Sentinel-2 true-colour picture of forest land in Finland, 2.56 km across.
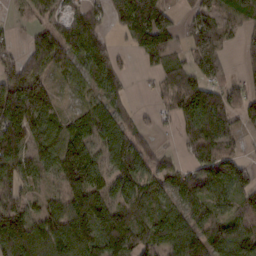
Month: February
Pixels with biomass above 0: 79%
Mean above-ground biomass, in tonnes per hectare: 80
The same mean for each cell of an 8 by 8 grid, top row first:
23 45 61 69 184 60 79 93
32 103 82 61 81 46 110 27
105 55 48 71 7 66 85 31
161 85 36 75 15 77 140 61
99 76 94 110 56 12 114 31
87 48 145 91 94 70 89 63
105 63 137 110 69 62 65 52
163 119 125 112 86 104 115 71
